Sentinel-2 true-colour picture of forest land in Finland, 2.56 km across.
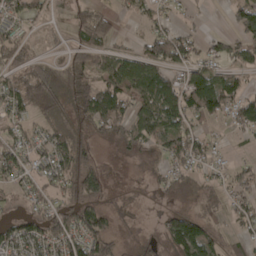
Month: April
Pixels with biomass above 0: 59%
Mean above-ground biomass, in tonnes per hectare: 47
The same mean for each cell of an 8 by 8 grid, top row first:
42 18 46 27 29 11 5 54
56 3 44 42 37 82 34 57
47 75 57 81 116 52 98 41
44 44 46 94 77 96 82 60
49 60 55 21 41 69 31 6
52 51 82 9 10 30 17 30
11 42 78 19 2 25 16 36
71 68 94 41 8 84 69 29
